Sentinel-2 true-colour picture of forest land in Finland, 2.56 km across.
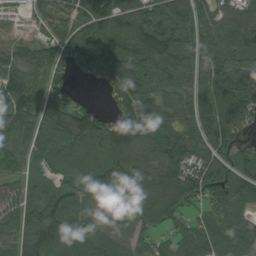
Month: August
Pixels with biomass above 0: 91%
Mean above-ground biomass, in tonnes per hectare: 116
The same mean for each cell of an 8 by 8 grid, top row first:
38 95 114 130 133 148 95 137
83 90 142 121 152 145 149 150
132 100 30 127 108 105 155 175
146 125 112 78 146 111 147 152
99 102 114 142 139 143 135 86
65 62 107 138 151 131 133 108
77 106 96 71 156 122 96 113
82 146 112 83 59 120 143 120
